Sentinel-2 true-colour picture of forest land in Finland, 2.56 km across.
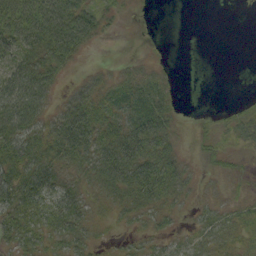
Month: September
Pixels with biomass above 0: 67%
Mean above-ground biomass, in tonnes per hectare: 31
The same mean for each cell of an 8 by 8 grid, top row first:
76 84 69 12 1 0 0 0
53 65 40 0 1 0 0 0
67 51 16 17 23 7 0 0
75 36 50 25 37 18 3 18
52 44 62 56 62 23 14 16
52 48 33 67 69 44 9 7
50 49 42 28 39 22 21 22
35 30 33 8 20 21 35 25
